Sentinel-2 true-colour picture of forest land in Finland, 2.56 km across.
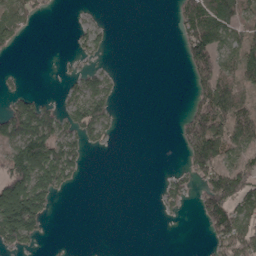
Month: April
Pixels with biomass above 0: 41%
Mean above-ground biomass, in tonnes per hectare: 51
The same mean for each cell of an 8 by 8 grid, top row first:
51 12 5 1 0 34 114 68
19 0 28 14 0 10 131 85
7 0 52 30 0 0 87 64
96 64 99 43 0 6 127 71
105 120 62 12 0 23 160 80
164 148 27 0 0 24 83 108
274 69 0 0 0 18 111 84
106 7 0 0 0 0 31 110
